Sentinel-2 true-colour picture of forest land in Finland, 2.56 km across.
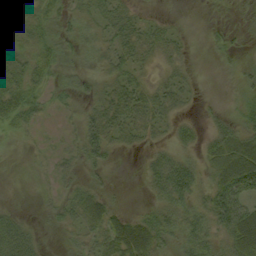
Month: September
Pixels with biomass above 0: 62%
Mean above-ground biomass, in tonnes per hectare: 25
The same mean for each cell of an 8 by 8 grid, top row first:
24 32 23 34 10 4 1 4
28 38 22 25 31 18 5 5
45 28 17 26 19 21 0 8
53 14 16 41 33 22 8 17
4 5 26 31 15 25 22 46
1 8 19 6 16 66 27 67
8 8 35 26 9 46 44 53
53 3 18 42 57 27 40 52
